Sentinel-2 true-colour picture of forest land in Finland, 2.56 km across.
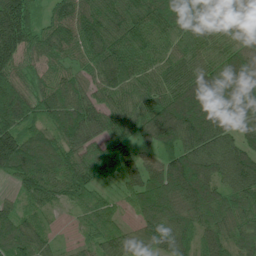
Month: July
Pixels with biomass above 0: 95%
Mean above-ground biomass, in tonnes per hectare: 97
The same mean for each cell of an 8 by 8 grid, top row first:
154 53 111 112 110 106 92 71
145 93 83 113 98 73 88 93
103 60 64 101 74 91 126 148
167 85 121 82 91 169 161 145
177 86 102 96 75 127 145 91
78 94 92 35 120 155 116 119
40 38 38 33 90 113 107 82
113 47 25 69 56 101 82 72
